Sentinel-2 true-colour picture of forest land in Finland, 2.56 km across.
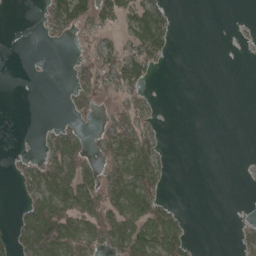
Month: April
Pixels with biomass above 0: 37%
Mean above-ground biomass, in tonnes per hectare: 31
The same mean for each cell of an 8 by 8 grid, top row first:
0 34 68 38 71 10 0 0
0 2 16 29 74 9 0 1
0 0 21 56 34 0 0 0
0 0 19 23 26 0 0 0
0 26 36 70 60 0 0 0
16 67 63 65 105 2 0 1
10 104 89 85 95 18 0 0
44 124 90 72 104 75 0 15
